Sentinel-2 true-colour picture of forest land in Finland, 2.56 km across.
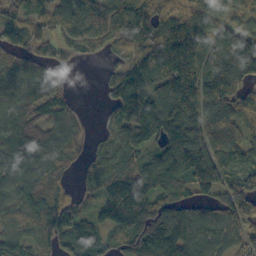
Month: October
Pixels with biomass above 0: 87%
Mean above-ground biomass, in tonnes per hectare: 108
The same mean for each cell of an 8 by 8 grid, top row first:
41 71 90 103 124 95 126 59
89 74 69 84 131 213 115 137
76 78 0 77 140 176 147 119
103 77 30 87 161 148 115 78
130 126 48 88 100 155 124 99
90 89 42 114 132 143 161 105
71 131 81 176 203 119 59 135
109 97 174 78 174 157 88 64
